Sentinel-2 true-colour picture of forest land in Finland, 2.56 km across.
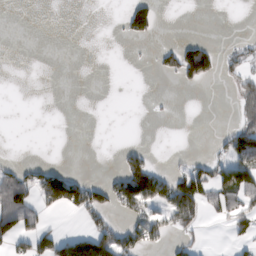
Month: February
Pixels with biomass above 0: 24%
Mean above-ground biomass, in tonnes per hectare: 32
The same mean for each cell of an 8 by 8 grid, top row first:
0 0 0 1 78 0 0 0
0 0 0 0 2 49 45 24
0 0 0 0 0 27 36 43
0 0 0 0 0 3 0 38
0 0 0 1 13 0 4 93
49 78 26 28 152 63 72 107
103 53 86 56 93 129 42 55
63 57 71 93 80 25 8 22
